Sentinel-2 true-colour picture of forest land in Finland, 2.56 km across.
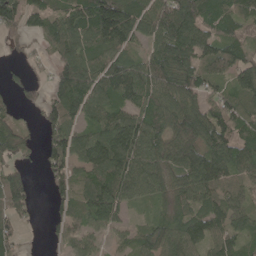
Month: May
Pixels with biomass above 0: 83%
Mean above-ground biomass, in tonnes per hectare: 87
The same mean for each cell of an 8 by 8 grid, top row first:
87 73 113 204 80 122 89 85
15 47 111 102 44 122 94 74
24 43 141 130 112 106 82 80
30 65 99 103 95 96 109 105
74 79 103 146 122 118 112 93
96 59 78 139 102 82 125 78
113 23 74 119 24 59 86 71
47 19 69 29 78 93 90 58
